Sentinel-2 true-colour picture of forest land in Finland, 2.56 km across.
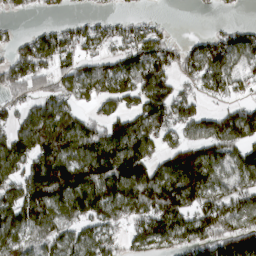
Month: March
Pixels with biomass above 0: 75%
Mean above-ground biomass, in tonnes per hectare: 99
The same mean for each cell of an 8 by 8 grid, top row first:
21 20 20 28 27 1 5 7
65 109 76 59 112 56 100 94
94 80 101 116 134 72 107 91
60 118 62 72 124 103 47 79
119 145 117 138 125 77 110 109
95 200 158 163 137 159 129 107
139 149 136 115 141 155 139 116
116 97 94 72 109 105 128 170
